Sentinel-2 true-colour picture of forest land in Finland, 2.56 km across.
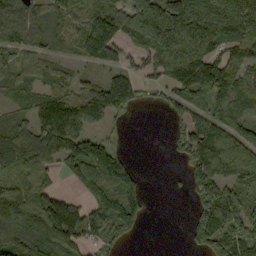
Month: September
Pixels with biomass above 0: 76%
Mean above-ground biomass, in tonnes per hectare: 111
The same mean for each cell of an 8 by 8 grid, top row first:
114 84 97 167 147 167 194 174
93 54 97 123 122 196 157 123
76 71 62 80 54 152 170 107
57 154 145 82 10 64 112 66
120 133 128 64 0 54 178 121
156 108 107 170 26 5 177 138
163 171 91 160 77 0 154 142
158 191 107 87 7 0 150 171
